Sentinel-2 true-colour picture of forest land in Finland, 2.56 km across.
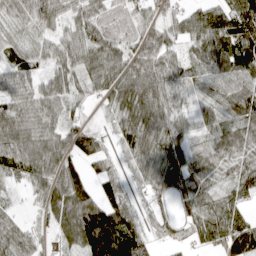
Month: April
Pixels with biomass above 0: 87%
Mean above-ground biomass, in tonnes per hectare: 72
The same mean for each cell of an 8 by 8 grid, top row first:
59 92 70 59 49 51 89 115
59 44 79 70 75 48 100 112
62 57 72 86 113 60 50 67
87 72 38 59 134 65 52 80
97 102 91 26 123 75 51 75
46 114 56 51 58 81 52 68
17 56 124 110 25 27 69 44
63 25 114 185 76 29 52 110
